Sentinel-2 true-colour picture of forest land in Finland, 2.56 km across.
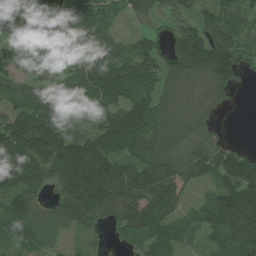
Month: July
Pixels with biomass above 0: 84%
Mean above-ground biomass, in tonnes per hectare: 86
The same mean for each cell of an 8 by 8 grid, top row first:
151 163 62 29 48 64 73 51
53 65 90 54 66 93 180 76
56 78 96 126 93 80 111 60
78 129 56 84 110 83 57 3
155 178 96 103 70 77 65 20
113 103 171 120 99 87 81 166
77 54 139 94 105 62 61 162
53 62 28 18 76 65 31 122
